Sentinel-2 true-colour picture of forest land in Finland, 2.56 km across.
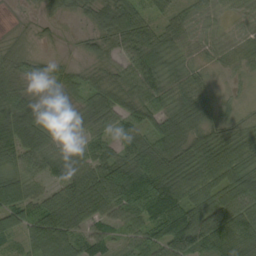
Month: September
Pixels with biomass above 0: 92%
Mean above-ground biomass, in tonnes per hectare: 60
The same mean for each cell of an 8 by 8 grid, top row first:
3 14 16 54 54 44 37 25
23 9 14 45 102 45 35 31
45 35 37 51 99 49 21 17
82 48 51 65 54 60 49 24
90 62 31 47 69 79 81 51
57 47 63 117 127 84 68 74
104 50 92 93 76 113 91 94
49 95 62 45 67 138 104 85
